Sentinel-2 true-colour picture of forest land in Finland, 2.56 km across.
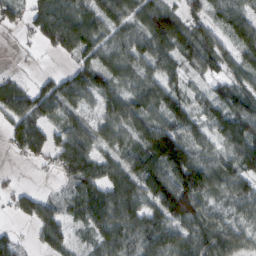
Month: February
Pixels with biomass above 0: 83%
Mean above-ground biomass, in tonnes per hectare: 67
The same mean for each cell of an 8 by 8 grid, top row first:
31 101 87 76 78 74 59 77
5 38 77 68 72 83 80 68
26 41 80 70 64 46 48 59
84 54 41 73 70 80 49 97
49 64 92 53 76 114 51 98
5 6 91 69 107 98 105 86
42 49 64 106 76 121 54 46
34 60 18 81 83 86 84 53
